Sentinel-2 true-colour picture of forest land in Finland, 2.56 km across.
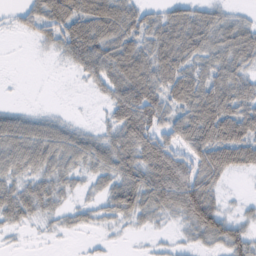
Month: February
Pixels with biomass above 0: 73%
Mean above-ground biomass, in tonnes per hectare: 40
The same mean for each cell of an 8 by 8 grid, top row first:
12 63 70 78 35 40 38 15
0 14 72 61 50 66 48 63
0 0 13 55 69 63 50 48
24 9 1 35 81 48 84 61
63 62 48 49 67 41 78 71
35 37 19 43 59 70 53 13
48 27 17 35 44 47 75 7
2 3 2 4 3 7 36 45
